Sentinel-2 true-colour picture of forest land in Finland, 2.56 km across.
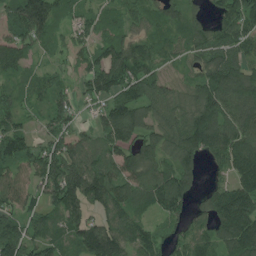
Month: July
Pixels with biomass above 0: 88%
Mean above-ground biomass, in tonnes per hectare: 110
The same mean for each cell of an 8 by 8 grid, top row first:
128 158 54 52 67 80 55 170
104 53 71 110 91 76 128 113
59 62 66 145 140 65 133 139
78 81 40 142 109 113 152 122
123 96 101 98 106 139 138 150
80 150 199 134 125 140 36 132
99 96 126 131 74 100 92 237
157 113 116 164 117 66 86 165
